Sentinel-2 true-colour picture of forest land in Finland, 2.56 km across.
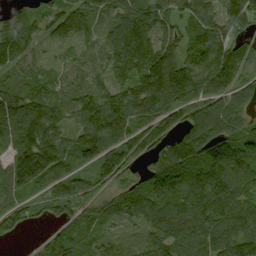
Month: September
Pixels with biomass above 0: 91%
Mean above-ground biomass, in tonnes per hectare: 107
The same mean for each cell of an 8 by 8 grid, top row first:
56 83 97 91 131 85 107 154
121 37 58 100 148 105 143 98
75 67 60 101 153 159 133 91
154 113 109 149 114 119 116 100
122 160 133 117 101 114 151 121
159 137 62 111 76 139 175 157
89 39 70 81 114 121 152 122
20 42 72 34 50 120 117 143
